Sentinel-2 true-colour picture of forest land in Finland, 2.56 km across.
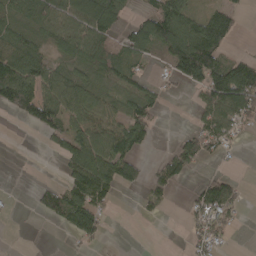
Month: April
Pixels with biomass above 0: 55%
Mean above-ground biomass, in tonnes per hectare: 56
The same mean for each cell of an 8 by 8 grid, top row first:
71 95 117 95 49 114 65 28
92 45 79 78 78 124 143 6
138 81 58 57 32 43 113 139
62 114 75 54 76 0 54 97
0 22 84 106 42 42 63 11
0 1 90 101 37 65 29 15
2 60 114 24 19 2 82 31
1 1 36 2 0 0 58 1
